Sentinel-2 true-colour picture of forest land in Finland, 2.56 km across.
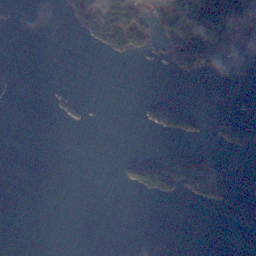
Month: November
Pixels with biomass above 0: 17%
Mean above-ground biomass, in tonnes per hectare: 15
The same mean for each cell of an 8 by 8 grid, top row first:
6 0 44 74 38 89 116 83
0 0 1 27 19 77 107 33
5 0 0 0 0 3 7 0
0 3 2 0 7 35 2 5
0 0 0 0 0 2 3 37
0 0 0 0 39 63 51 1
0 0 0 0 0 0 4 0
0 0 0 0 0 0 0 0
